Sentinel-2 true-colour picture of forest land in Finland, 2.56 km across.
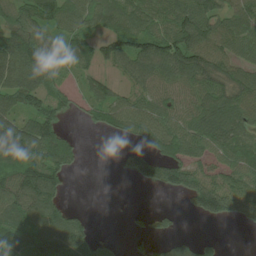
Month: June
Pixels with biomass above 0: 72%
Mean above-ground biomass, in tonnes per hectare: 74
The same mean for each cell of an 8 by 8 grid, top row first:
81 106 75 82 92 104 90 77
118 64 67 72 101 123 102 72
105 68 31 39 69 84 111 91
91 87 24 73 80 68 106 101
131 143 27 4 53 95 82 90
93 109 5 3 100 102 59 72
107 110 15 1 10 14 112 75
143 130 88 10 23 44 23 0
